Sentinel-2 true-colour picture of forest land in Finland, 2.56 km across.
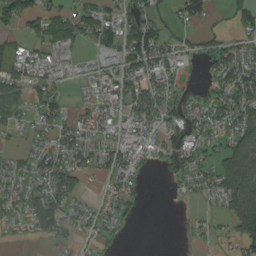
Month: August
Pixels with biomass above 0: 61%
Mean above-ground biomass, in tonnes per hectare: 50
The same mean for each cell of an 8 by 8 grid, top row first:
79 94 62 42 53 34 36 48
38 56 37 66 130 39 33 47
60 51 11 40 97 38 20 80
58 66 32 36 82 55 50 83
12 39 71 52 59 81 48 82
47 98 57 48 18 28 48 124
35 104 27 41 7 4 16 129
8 24 15 18 0 1 16 74
